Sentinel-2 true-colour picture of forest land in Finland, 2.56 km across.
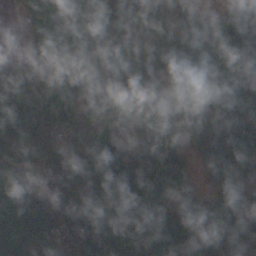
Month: October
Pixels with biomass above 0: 91%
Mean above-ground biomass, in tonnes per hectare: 79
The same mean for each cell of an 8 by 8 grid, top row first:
11 87 82 58 93 59 25 107
4 83 77 64 51 89 75 150
122 62 77 93 72 66 83 83
139 57 61 54 55 55 95 78
85 53 70 66 92 77 66 84
89 73 80 124 121 85 25 46
120 116 82 84 103 42 52 91
94 91 130 114 72 104 66 88
